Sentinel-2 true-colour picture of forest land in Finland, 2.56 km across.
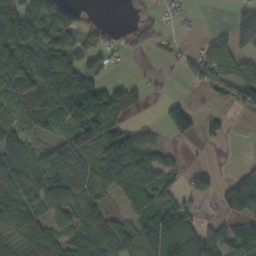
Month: October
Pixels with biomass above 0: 65%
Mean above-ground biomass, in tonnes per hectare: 66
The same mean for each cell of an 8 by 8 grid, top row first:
128 104 26 0 17 10 0 85
147 101 64 27 23 19 53 87
123 122 117 25 13 7 76 97
43 77 121 100 8 84 9 25
78 56 103 113 67 15 11 0
116 117 92 95 78 37 38 27
96 79 87 31 62 77 4 53
44 74 93 98 76 154 131 108
